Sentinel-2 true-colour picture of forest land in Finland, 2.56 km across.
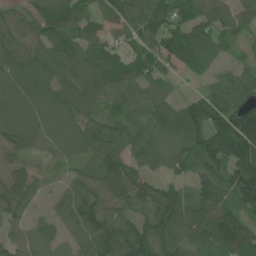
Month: June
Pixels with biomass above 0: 91%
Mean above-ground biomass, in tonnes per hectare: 87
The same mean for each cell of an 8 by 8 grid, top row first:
53 118 74 75 127 68 87 66
104 141 110 56 75 95 64 26
112 145 132 98 77 26 28 57
78 117 95 44 72 86 129 110
77 87 128 83 81 91 116 149
88 21 69 107 54 42 97 128
76 28 122 95 67 112 111 100
51 57 86 134 114 87 67 102
